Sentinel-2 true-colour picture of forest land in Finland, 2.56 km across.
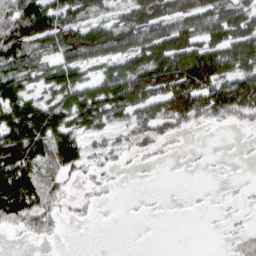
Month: March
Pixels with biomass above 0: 64%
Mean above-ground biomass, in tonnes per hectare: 68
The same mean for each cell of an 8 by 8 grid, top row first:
112 127 78 53 112 115 116 122
113 55 125 100 114 154 126 133
81 61 83 102 149 175 145 132
95 108 98 98 94 131 104 89
122 105 85 34 47 15 2 4
124 41 27 12 3 1 3 2
107 58 17 3 3 1 4 7
4 18 0 0 0 0 0 31
